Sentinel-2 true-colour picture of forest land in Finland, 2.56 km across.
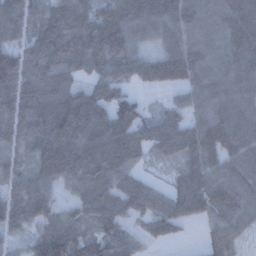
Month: December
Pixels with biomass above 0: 90%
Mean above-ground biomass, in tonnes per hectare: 101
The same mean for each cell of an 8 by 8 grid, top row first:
112 113 105 116 129 120 87 109
91 139 125 146 66 107 93 102
150 142 79 101 81 87 110 106
115 159 191 147 54 63 113 109
75 143 124 135 83 112 126 103
75 104 107 114 43 50 111 89
115 89 76 104 83 90 106 96
42 142 107 111 50 26 41 47
